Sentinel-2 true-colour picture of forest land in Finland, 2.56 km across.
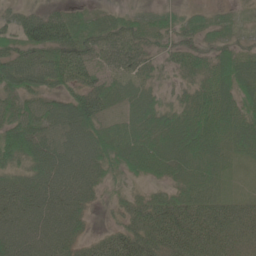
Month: June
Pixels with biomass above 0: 93%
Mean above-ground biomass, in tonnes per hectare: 59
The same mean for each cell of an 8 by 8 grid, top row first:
43 68 36 33 32 35 37 19
53 86 82 49 48 42 41 35
79 70 67 35 34 30 52 73
65 74 98 30 67 42 71 58
91 87 93 68 69 74 67 51
54 84 80 24 37 42 61 12
83 81 57 18 61 81 75 44
87 77 43 61 93 89 78 46
